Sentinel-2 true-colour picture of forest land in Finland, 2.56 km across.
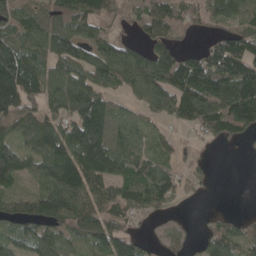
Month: May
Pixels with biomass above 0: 77%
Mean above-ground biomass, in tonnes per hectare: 89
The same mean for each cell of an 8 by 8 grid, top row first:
85 79 129 59 70 69 53 87
103 95 98 75 64 67 51 108
162 82 114 79 126 136 167 176
113 74 154 84 51 116 171 182
70 126 141 116 55 34 35 27
79 111 157 130 118 55 27 0
90 162 112 89 83 17 7 3
67 92 63 126 41 33 56 80
